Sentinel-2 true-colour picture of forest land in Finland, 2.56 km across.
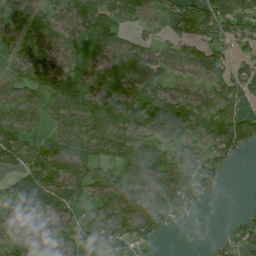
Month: July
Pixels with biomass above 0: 79%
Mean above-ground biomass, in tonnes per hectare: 84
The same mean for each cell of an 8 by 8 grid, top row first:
57 64 102 131 40 76 124 119
75 92 77 117 69 76 102 45
84 143 121 165 164 51 90 77
85 69 108 94 139 184 107 83
121 60 88 103 80 78 70 102
90 122 86 58 86 96 73 0
127 103 66 78 99 105 6 4
32 51 65 79 74 0 5 67
